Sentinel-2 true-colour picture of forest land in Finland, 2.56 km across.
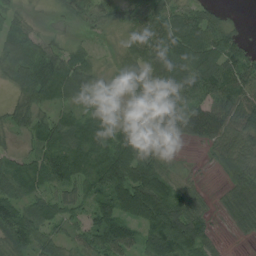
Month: August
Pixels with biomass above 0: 86%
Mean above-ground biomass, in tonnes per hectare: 67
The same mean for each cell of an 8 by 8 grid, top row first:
38 4 26 39 67 66 50 5
70 54 33 10 83 109 107 64
60 127 79 25 49 112 109 93
49 36 48 45 40 79 93 111
15 71 94 83 59 19 40 67
81 89 67 126 128 34 5 89
79 61 39 102 136 118 30 97
95 50 44 106 74 146 48 12
